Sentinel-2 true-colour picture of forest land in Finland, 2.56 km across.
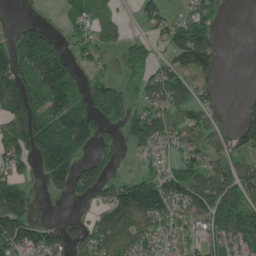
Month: June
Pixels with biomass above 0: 67%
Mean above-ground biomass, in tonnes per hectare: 88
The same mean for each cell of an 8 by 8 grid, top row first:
6 11 75 32 63 43 69 0
86 97 67 54 42 103 137 0
130 167 73 64 57 102 71 0
128 124 154 106 89 92 74 30
127 186 134 52 106 72 79 86
79 110 127 57 67 100 123 105
171 2 8 108 163 111 146 140
150 115 75 109 88 70 75 145
